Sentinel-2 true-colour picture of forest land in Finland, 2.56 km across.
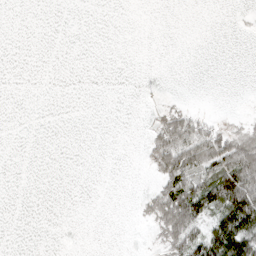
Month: April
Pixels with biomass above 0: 21%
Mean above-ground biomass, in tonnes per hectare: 19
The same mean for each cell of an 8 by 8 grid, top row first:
0 0 0 0 0 0 0 1
0 0 0 0 0 0 0 0
0 0 0 0 1 0 0 0
0 0 0 0 1 33 7 3
0 0 0 0 12 105 86 65
0 0 0 0 3 81 58 120
0 0 0 0 15 109 74 149
0 0 0 0 2 66 91 130
